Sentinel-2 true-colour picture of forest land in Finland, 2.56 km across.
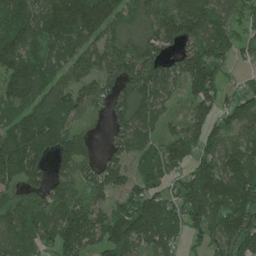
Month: June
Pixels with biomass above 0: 83%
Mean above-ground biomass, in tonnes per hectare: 112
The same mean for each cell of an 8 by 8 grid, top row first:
123 178 249 130 87 187 140 64
146 111 120 105 127 85 155 69
142 108 100 100 156 100 169 29
73 129 66 79 109 23 115 126
127 121 83 57 75 104 95 97
92 90 102 120 73 67 141 142
74 125 130 85 138 99 168 147
104 87 156 172 122 97 88 106
